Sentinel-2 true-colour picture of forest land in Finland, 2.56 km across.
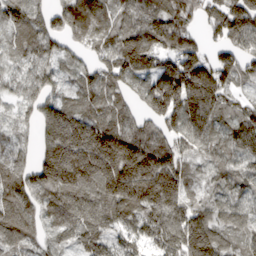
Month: March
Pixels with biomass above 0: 91%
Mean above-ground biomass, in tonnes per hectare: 127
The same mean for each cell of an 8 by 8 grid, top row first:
131 109 157 97 124 143 92 204
95 109 70 115 217 155 74 107
74 100 83 116 116 214 225 75
54 111 113 102 94 182 157 81
69 143 211 215 141 102 89 130
119 180 207 225 270 173 55 89
132 99 130 131 174 142 83 78
104 59 94 92 91 162 163 67
